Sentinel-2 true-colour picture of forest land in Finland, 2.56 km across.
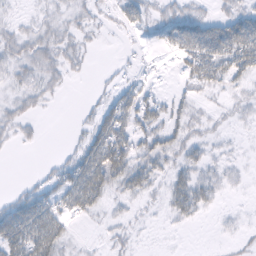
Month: February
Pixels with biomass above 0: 62%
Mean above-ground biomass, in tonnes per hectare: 19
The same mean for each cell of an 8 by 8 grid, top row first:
6 11 14 9 21 25 16 28
26 28 16 1 4 30 53 57
18 22 3 6 9 6 37 20
20 4 4 41 34 18 8 8
10 1 17 60 22 24 12 3
0 13 52 51 33 22 18 6
37 37 35 9 8 26 14 2
55 57 4 9 2 1 0 5
